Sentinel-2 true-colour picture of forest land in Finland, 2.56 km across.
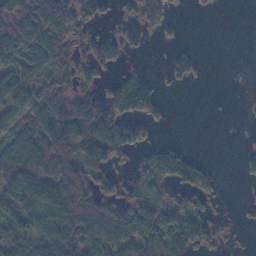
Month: November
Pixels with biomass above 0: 58%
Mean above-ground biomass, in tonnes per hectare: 62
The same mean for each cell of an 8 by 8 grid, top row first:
75 95 66 21 65 8 3 0
75 89 36 44 31 19 0 0
80 52 57 33 48 28 5 1
60 89 109 99 67 1 0 1
91 146 126 112 35 20 0 2
153 148 133 51 63 78 33 11
101 118 125 68 105 57 34 10
94 115 117 112 139 144 43 2
